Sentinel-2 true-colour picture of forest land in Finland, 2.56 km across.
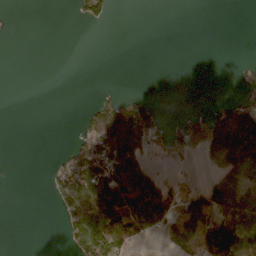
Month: April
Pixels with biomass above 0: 31%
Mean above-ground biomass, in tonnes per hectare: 37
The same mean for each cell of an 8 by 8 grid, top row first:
0 0 26 18 0 0 0 0
0 0 0 0 0 0 0 0
0 0 0 0 0 0 0 3
0 0 12 120 58 2 22 71
0 0 41 116 80 45 126 105
0 20 100 90 96 16 29 88
0 3 113 136 128 57 87 123
0 0 76 111 29 57 92 60
